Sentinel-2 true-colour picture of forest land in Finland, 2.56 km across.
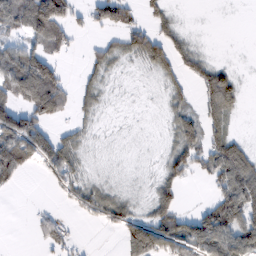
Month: February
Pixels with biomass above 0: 56%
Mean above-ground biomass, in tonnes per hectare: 44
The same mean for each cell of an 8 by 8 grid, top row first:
64 147 23 78 24 18 0 0
49 57 8 33 86 49 6 0
107 124 20 18 7 33 70 23
92 85 26 5 2 40 47 19
109 63 34 5 4 51 61 42
41 25 37 12 8 51 43 104
0 6 24 56 20 53 43 110
0 31 8 1 127 78 120 100
